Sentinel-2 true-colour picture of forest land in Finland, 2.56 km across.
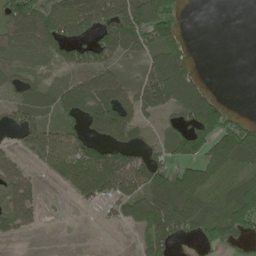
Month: May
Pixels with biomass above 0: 62%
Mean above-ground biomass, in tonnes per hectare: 71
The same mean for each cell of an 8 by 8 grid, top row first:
116 117 141 128 144 63 0 0
70 90 92 107 80 69 0 0
46 25 78 82 74 141 11 0
60 51 91 135 54 68 146 12
31 115 126 102 40 56 110 133
87 27 135 171 116 93 100 47
111 5 17 42 103 120 46 131
20 0 0 0 59 54 45 35
